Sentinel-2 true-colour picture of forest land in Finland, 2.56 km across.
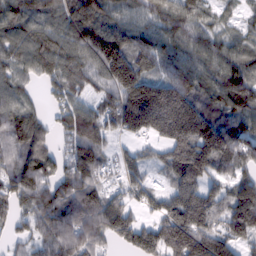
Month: February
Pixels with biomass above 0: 90%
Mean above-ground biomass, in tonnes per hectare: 108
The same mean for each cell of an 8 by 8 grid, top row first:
117 97 125 106 89 116 56 38
106 112 117 169 106 98 90 70
67 65 93 139 127 122 98 127
105 37 100 123 218 207 109 94
104 52 135 46 47 136 180 109
113 96 137 31 59 92 107 77
79 122 148 138 66 132 152 162
43 100 144 78 137 191 153 104
